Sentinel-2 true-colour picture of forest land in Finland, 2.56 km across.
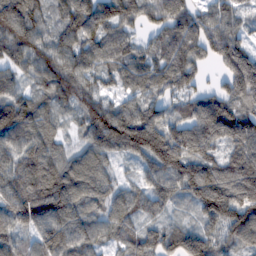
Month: February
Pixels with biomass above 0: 94%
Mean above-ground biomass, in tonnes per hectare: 109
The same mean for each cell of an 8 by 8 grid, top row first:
170 67 142 120 83 124 88 58
123 115 112 92 67 132 105 119
74 118 125 68 101 101 30 201
123 76 100 117 118 64 128 116
110 88 59 118 162 142 103 114
124 147 101 58 82 167 159 149
135 159 100 91 73 54 161 168
79 129 113 67 90 100 104 96
